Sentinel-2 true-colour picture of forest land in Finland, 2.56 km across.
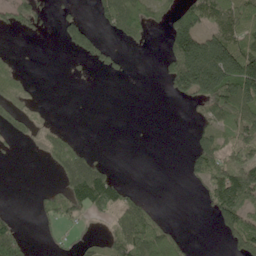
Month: June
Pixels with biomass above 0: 40%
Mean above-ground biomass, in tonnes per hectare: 61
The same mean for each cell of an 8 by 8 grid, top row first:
72 21 35 82 73 108 107 127
3 0 88 39 13 136 189 133
52 0 7 11 0 145 256 225
53 2 0 0 0 0 66 116
15 55 38 6 0 0 77 90
0 6 166 59 0 0 103 152
7 44 83 89 57 0 37 134
129 15 28 83 123 49 0 81
